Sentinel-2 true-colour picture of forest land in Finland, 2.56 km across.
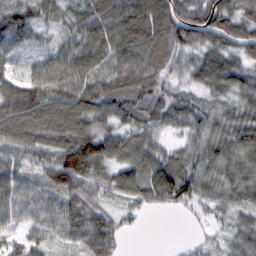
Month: February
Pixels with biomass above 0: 91%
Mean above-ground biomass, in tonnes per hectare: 77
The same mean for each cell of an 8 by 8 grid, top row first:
98 57 78 100 118 107 108 80
52 40 91 90 106 83 79 68
57 113 101 86 88 43 85 69
112 110 114 87 63 70 57 62
87 93 127 94 71 32 75 78
98 81 123 70 93 118 70 68
91 86 92 42 49 51 48 54
51 60 74 72 0 3 23 54
